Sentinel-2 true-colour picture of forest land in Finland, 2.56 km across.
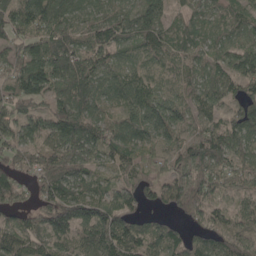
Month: May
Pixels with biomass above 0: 92%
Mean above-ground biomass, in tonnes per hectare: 84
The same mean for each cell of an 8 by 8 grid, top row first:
97 138 75 77 109 41 63 57
70 107 75 90 78 66 54 70
103 128 135 79 72 56 68 77
72 72 110 42 95 76 69 80
78 87 105 96 73 75 125 93
74 107 97 49 69 86 90 70
63 113 113 110 54 73 81 49
91 86 91 129 94 68 87 75
